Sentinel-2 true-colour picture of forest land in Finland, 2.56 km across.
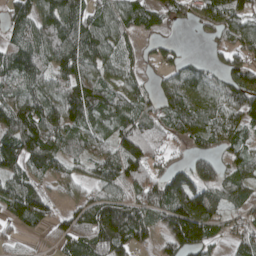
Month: April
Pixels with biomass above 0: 83%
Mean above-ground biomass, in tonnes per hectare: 85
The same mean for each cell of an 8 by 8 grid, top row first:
72 101 92 90 80 45 78 87
97 109 138 85 29 42 23 77
79 77 120 58 25 86 67 107
129 121 113 82 68 111 90 96
133 124 63 80 102 34 60 61
81 67 46 98 89 92 97 78
104 72 78 158 99 157 119 53
29 22 109 145 52 127 93 60
